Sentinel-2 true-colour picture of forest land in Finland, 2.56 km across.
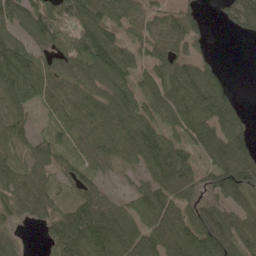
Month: May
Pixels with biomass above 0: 86%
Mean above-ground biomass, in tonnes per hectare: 80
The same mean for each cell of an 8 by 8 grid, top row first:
92 121 107 67 81 60 13 76
111 74 105 121 67 81 22 0
109 81 89 120 63 117 101 1
77 35 96 106 84 114 129 45
57 54 46 88 117 75 111 85
79 51 41 20 59 130 70 123
61 62 94 63 117 95 74 80
27 38 131 119 88 112 126 93
